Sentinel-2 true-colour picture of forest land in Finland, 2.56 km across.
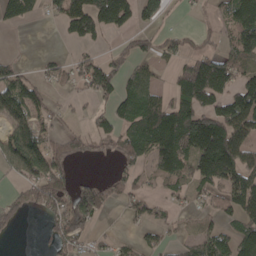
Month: April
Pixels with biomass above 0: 56%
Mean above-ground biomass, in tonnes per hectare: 91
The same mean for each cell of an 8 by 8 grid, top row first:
83 39 157 143 79 7 16 150
1 3 34 30 53 68 53 136
96 52 81 111 121 80 212 108
137 79 22 85 168 173 139 175
181 113 52 61 149 195 235 137
67 178 21 49 47 117 147 144
66 104 153 40 71 41 39 119
3 41 77 25 33 28 92 117
